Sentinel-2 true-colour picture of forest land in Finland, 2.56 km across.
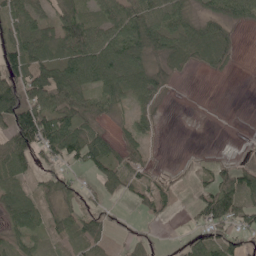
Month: May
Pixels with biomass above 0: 67%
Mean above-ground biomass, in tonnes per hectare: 45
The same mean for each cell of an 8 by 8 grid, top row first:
54 34 58 61 71 59 39 52
71 58 91 78 67 58 91 19
78 95 79 75 63 27 5 0
130 84 70 29 30 0 0 0
63 82 91 47 29 0 0 1
46 33 19 54 31 6 22 60
68 27 33 15 25 12 67 68
32 19 43 16 14 7 53 42
